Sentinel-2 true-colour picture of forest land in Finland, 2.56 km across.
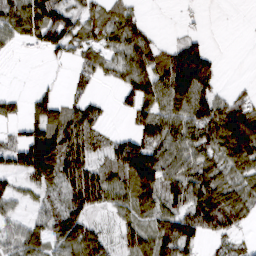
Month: March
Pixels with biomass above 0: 70%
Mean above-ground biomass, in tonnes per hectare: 59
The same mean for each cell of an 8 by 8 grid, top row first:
90 104 51 35 16 2 2 0
19 51 41 42 73 47 36 0
0 4 37 28 83 119 87 3
25 77 64 11 68 90 91 83
59 144 76 41 87 90 89 121
48 76 103 59 121 78 85 57
27 35 76 47 65 65 132 80
38 39 91 31 80 125 38 21
